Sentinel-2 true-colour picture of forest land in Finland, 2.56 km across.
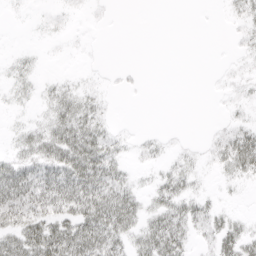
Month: April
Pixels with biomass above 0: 51%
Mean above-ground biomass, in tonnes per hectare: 16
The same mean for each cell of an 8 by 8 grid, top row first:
1 4 2 2 0 0 0 13
3 1 1 0 0 0 0 6
12 6 6 2 1 0 1 7
4 16 34 5 0 0 0 6
13 35 44 20 7 4 7 36
42 34 47 31 4 23 4 17
43 34 41 47 20 30 21 3
37 53 50 37 29 36 13 30
